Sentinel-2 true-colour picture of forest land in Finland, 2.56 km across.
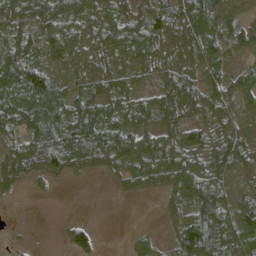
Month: April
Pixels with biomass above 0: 86%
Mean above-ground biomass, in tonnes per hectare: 58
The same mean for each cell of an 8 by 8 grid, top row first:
66 80 69 53 59 90 74 48
89 72 73 71 74 83 67 38
88 71 50 60 33 75 62 43
75 108 88 69 72 90 63 46
49 114 87 87 60 64 66 68
44 48 19 24 49 76 76 39
1 0 1 2 2 33 113 61
7 1 61 0 20 57 124 65
